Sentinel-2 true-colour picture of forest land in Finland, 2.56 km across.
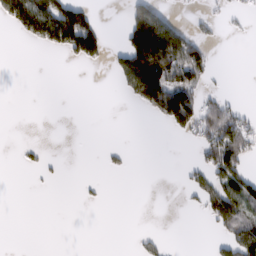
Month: February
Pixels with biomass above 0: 24%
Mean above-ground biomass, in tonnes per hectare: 41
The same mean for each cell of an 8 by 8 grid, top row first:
88 167 129 0 137 20 20 9
0 39 144 20 253 209 40 0
0 0 0 11 234 133 36 0
0 0 0 0 30 183 65 35
4 4 0 5 0 2 68 91
0 6 2 5 0 2 57 101
0 0 3 0 0 0 48 112
0 0 0 0 15 0 7 111
